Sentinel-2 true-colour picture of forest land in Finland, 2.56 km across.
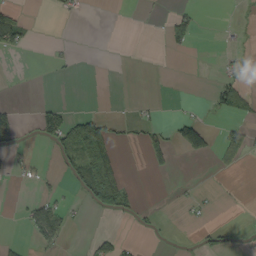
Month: September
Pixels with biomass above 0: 16%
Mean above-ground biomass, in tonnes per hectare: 18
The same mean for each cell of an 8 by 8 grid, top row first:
30 1 6 0 2 19 0 2
35 5 1 0 0 15 0 4
1 1 1 0 0 0 2 23
14 41 18 2 8 2 8 34
16 22 161 67 24 10 1 58
7 7 66 168 1 5 1 3
2 50 7 88 5 4 5 1
8 28 1 23 2 1 14 2
